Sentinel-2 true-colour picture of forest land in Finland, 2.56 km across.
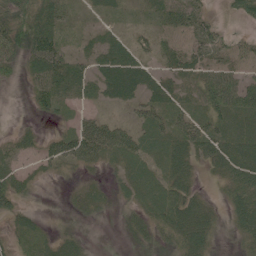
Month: June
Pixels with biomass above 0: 80%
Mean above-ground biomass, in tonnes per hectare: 33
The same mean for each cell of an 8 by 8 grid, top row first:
60 49 12 16 13 36 23 22
56 64 17 43 30 21 32 18
15 64 34 63 48 27 42 33
1 31 19 15 36 38 48 50
22 26 72 62 37 46 49 53
30 12 15 16 32 49 13 57
30 2 20 14 30 57 30 51
25 25 18 0 24 38 35 22
